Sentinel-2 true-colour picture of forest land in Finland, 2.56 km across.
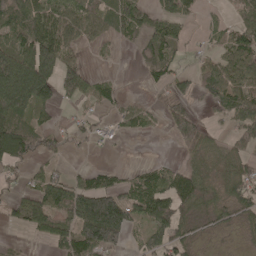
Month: May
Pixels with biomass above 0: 63%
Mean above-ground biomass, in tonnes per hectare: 62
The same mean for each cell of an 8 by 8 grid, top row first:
114 81 70 82 62 61 6 40
78 116 32 16 58 52 16 75
180 129 87 20 18 50 67 73
113 29 17 26 37 84 30 87
132 51 17 20 0 37 56 54
26 52 34 41 62 71 49 80
38 91 131 207 106 86 48 55
10 35 116 123 56 64 8 12
